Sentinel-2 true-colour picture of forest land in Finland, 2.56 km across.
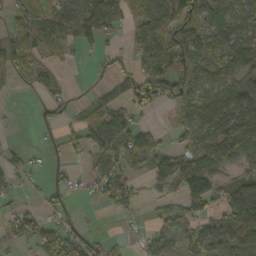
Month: October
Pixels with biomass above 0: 62%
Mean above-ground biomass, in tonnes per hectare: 53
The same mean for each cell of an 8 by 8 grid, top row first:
53 63 74 67 58 79 61 59
93 40 29 17 60 113 52 66
26 54 1 25 87 115 89 87
1 25 19 66 26 34 95 107
7 5 37 78 68 28 82 112
42 12 12 72 31 100 113 34
22 23 5 21 12 44 41 130
22 75 45 17 30 40 80 110
